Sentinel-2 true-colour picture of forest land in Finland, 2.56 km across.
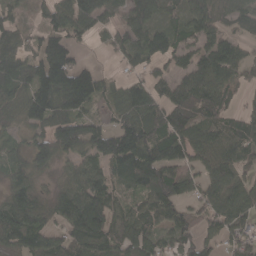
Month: April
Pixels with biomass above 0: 83%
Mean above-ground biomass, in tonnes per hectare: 85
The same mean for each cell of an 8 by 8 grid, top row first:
39 65 107 58 93 49 92 60
70 127 38 50 91 81 76 49
122 183 159 35 58 80 100 51
83 143 95 49 103 106 77 42
46 120 139 125 135 95 78 96
74 51 81 83 127 92 70 59
118 79 126 69 76 69 71 81
86 71 101 84 87 77 53 85
